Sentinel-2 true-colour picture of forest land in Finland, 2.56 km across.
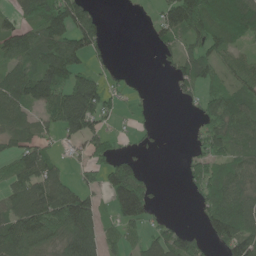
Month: June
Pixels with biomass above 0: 63%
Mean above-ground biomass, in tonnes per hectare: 70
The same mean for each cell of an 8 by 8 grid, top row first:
49 128 114 1 2 114 126 111
92 116 111 18 2 48 77 40
100 155 94 19 2 44 69 64
83 75 188 35 3 1 56 94
54 31 59 34 11 0 74 64
91 102 30 99 54 1 82 80
87 134 130 72 116 0 64 96
140 87 134 35 49 85 46 115
